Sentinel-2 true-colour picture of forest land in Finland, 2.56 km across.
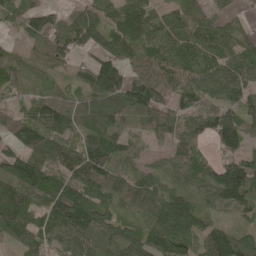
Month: May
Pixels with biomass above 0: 89%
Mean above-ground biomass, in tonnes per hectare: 97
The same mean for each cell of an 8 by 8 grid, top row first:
67 77 77 79 99 80 73 42
31 98 77 94 98 98 100 90
68 56 58 149 109 111 94 99
56 132 92 117 111 93 89 110
74 112 76 113 58 79 57 116
145 131 117 100 85 77 98 177
150 102 145 89 90 150 59 92
81 90 119 114 120 172 133 101
